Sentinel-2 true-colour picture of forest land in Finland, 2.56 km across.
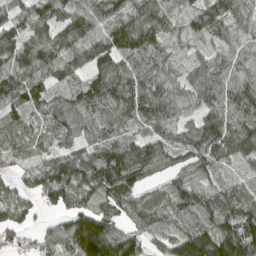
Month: April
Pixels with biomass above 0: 91%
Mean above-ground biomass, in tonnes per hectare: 84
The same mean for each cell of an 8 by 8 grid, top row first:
58 92 101 97 113 43 96 68
98 124 111 115 111 33 38 65
97 81 57 121 82 49 93 87
66 77 103 89 82 58 74 99
70 40 61 75 89 70 108 99
34 92 109 148 78 55 58 32
67 41 78 84 69 87 99 109
32 58 177 130 54 77 141 157
